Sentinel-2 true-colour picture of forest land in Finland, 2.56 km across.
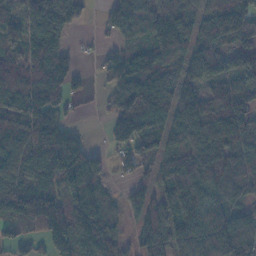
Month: November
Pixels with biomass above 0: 84%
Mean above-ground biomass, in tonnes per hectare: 111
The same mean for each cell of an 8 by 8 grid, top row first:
60 170 68 82 168 145 119 142
87 126 13 43 88 167 119 85
123 144 35 82 144 112 88 103
140 127 11 73 195 150 120 111
101 189 99 55 106 83 127 106
111 128 172 37 70 135 113 130
90 174 149 45 131 103 117 80
59 115 129 120 122 118 160 214
